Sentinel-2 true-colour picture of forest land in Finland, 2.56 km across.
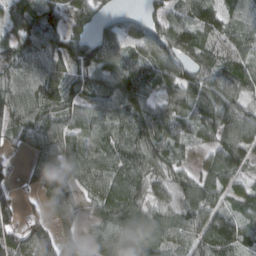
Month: March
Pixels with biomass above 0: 88%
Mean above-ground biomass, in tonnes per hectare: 77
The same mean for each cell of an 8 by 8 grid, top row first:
76 101 69 37 52 52 69 65
99 79 72 84 85 84 71 66
82 93 68 85 109 88 92 90
90 84 72 80 75 74 99 90
39 103 77 82 94 54 47 112
19 100 84 91 78 64 66 65
50 53 53 95 82 86 92 57
73 81 58 101 100 66 95 86
